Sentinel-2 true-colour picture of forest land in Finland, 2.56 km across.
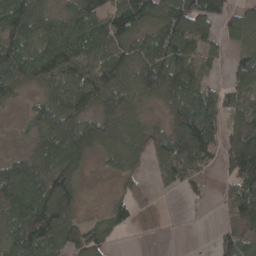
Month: April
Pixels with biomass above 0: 77%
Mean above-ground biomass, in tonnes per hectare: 91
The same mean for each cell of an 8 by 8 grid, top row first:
137 75 115 100 100 171 134 77
123 121 139 102 93 133 75 56
111 92 128 109 104 127 62 81
13 96 115 145 45 94 143 93
13 121 145 74 75 123 111 151
131 99 66 21 39 103 32 165
116 149 45 45 28 0 8 145
105 122 122 40 0 0 3 116
